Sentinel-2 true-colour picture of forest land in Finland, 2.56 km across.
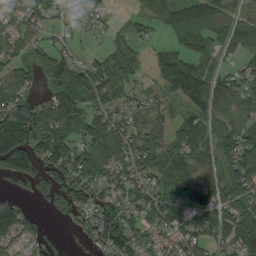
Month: August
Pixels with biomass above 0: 79%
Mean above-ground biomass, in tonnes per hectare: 88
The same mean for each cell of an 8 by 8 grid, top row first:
82 59 81 25 48 90 114 71
52 61 23 59 31 56 63 73
77 56 104 133 31 137 111 74
154 122 111 83 75 48 106 70
186 162 110 138 93 85 107 127
74 69 124 92 103 110 108 111
73 18 72 112 109 118 103 128
63 33 19 120 70 87 91 146
